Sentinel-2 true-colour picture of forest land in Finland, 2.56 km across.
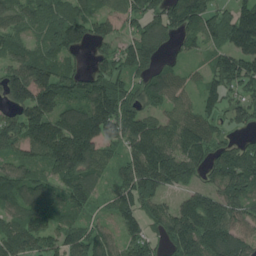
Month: July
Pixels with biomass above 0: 88%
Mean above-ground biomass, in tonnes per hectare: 137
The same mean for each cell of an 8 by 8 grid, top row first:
99 112 133 91 164 166 137 168
87 93 76 89 191 55 79 189
202 226 129 157 107 93 91 166
123 181 170 239 120 99 107 103
123 183 250 95 194 142 144 92
130 110 176 68 200 146 97 199
97 124 110 72 137 127 230 139
163 102 153 109 133 164 196 142
